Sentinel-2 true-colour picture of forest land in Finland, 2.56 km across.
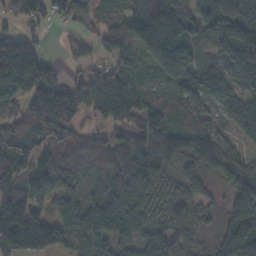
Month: November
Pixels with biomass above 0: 85%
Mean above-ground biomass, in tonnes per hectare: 87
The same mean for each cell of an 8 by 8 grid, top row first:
66 59 51 32 136 128 95 114
115 15 18 58 87 125 29 129
174 98 49 94 34 67 69 64
50 179 89 95 84 57 50 75
98 108 77 56 95 103 106 43
97 85 52 76 111 59 52 84
171 61 83 137 118 71 37 99
200 151 83 104 99 97 21 161
